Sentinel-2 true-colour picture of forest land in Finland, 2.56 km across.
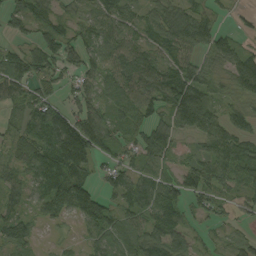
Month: August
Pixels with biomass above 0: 83%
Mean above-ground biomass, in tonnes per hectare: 63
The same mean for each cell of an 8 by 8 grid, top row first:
56 52 44 77 48 68 50 13
28 78 69 67 61 74 52 45
86 56 55 74 97 93 58 77
36 85 74 59 64 97 103 40
44 94 155 73 66 36 54 72
45 90 75 46 70 51 86 73
42 58 99 64 94 76 48 26
79 8 19 53 75 74 18 27
